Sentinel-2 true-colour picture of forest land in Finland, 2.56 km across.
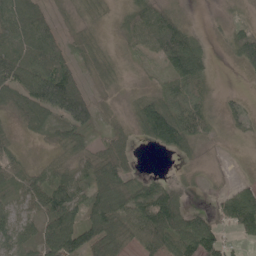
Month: May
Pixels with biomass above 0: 81%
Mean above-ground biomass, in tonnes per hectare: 51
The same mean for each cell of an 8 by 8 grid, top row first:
81 38 17 13 54 29 3 8
54 74 21 8 34 98 23 57
81 134 37 16 5 72 41 3
47 95 130 9 63 100 48 23
17 15 35 37 22 86 16 5
45 45 44 77 28 8 5 5
31 89 77 109 124 96 23 119
53 89 101 66 67 88 91 25
